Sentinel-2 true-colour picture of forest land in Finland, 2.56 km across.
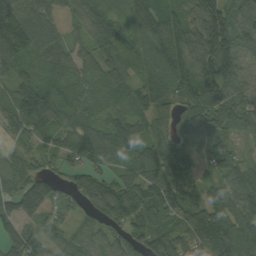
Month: September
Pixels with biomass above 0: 92%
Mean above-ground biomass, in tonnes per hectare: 87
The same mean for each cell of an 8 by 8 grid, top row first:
130 87 55 70 103 99 139 99
147 82 46 79 92 147 151 87
92 70 62 93 76 122 151 90
92 89 75 54 63 59 92 60
33 45 81 104 77 53 53 32
86 72 65 57 105 117 53 83
114 90 45 96 110 137 94 82
82 61 76 91 108 113 89 117
